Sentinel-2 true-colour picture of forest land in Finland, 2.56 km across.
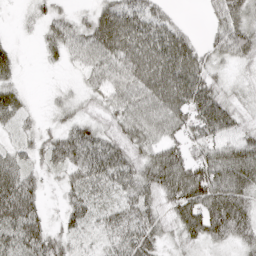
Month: April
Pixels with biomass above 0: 87%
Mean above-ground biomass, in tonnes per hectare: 50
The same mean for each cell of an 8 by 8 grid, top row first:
6 32 20 81 66 16 16 48
14 26 45 74 72 81 33 54
23 2 22 47 67 86 54 16
39 13 25 40 53 67 90 33
30 40 75 59 53 49 67 64
69 23 51 68 63 92 89 85
97 19 50 44 55 69 84 77
63 61 35 38 64 30 47 45
